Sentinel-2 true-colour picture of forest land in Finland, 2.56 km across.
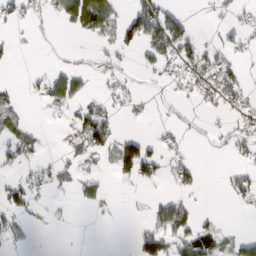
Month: March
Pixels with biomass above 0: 34%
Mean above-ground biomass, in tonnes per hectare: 24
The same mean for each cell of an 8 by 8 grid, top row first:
23 16 96 37 82 36 5 12
9 1 8 23 46 68 26 18
3 37 32 13 4 18 38 35
17 6 34 24 5 12 13 26
39 4 40 44 32 12 5 26
17 25 26 10 41 31 1 23
46 9 5 3 5 53 3 6
24 1 1 0 40 46 67 31
